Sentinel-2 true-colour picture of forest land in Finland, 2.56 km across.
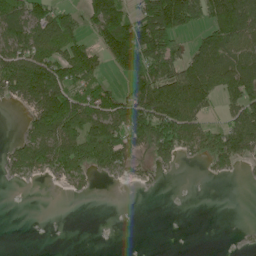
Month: June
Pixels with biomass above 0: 55%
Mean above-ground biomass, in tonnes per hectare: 71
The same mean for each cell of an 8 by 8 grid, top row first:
98 106 52 139 117 184 89 156
117 114 97 133 162 70 90 88
158 177 100 32 129 113 101 94
12 166 128 110 119 119 44 102
38 111 132 141 73 102 87 118
35 51 62 34 14 5 12 9
1 0 0 0 0 0 0 0
0 0 0 0 0 0 0 2
